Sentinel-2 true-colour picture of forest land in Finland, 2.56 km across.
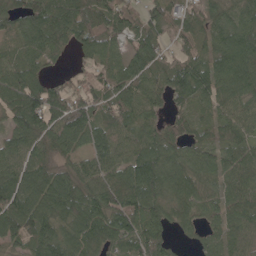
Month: May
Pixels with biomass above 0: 91%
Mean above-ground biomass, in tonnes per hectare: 83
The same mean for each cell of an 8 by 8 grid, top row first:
68 108 83 93 61 71 65 71
51 70 57 51 83 48 68 123
86 54 42 74 91 96 109 105
88 102 110 77 71 48 51 82
71 71 69 105 96 77 58 74
88 96 80 93 143 100 55 91
114 116 118 117 121 74 65 97
76 117 102 108 119 34 47 66
